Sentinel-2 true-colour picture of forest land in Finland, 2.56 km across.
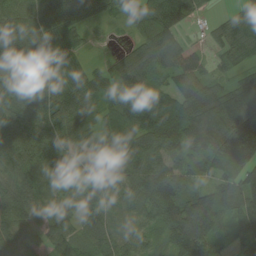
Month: August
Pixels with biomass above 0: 94%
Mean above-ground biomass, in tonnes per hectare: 89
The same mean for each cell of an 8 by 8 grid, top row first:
70 97 58 39 113 126 24 75
91 76 42 17 112 102 31 100
60 77 85 87 88 64 59 64
102 92 110 74 133 141 191 227
115 101 84 79 100 108 166 204
110 79 54 59 99 93 50 94
77 63 109 51 61 139 128 78
75 51 68 69 54 108 88 54
